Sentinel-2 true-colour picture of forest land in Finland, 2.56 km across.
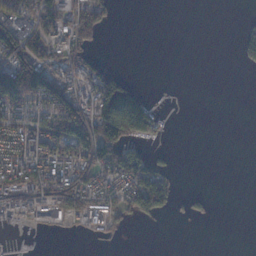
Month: November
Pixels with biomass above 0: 39%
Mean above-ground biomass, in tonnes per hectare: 41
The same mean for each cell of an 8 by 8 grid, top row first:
92 74 61 21 0 0 0 2
116 63 51 0 0 0 0 30
150 96 71 72 0 1 0 0
67 90 73 162 131 1 0 0
64 80 97 107 37 1 0 0
84 87 74 74 112 24 0 0
42 51 77 56 91 25 14 0
1 0 2 10 0 0 0 0
